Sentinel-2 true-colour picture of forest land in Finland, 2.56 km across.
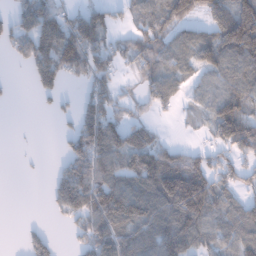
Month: January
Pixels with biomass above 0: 66%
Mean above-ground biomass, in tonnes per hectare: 84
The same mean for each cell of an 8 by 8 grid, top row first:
88 117 84 49 67 107 68 137
80 132 170 65 94 77 114 147
4 99 65 76 62 64 55 91
0 14 85 94 44 25 65 119
1 0 124 117 105 44 46 137
1 16 161 109 127 191 111 70
0 17 132 157 124 146 126 84
3 54 52 116 103 160 78 96
